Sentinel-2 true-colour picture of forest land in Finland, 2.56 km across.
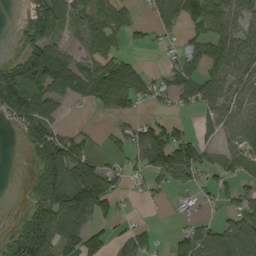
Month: September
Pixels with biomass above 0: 61%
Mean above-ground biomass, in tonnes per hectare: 56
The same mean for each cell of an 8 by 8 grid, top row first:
6 85 43 50 9 84 92 56
17 97 32 32 20 16 77 81
93 107 86 96 39 42 59 64
82 67 2 37 15 20 39 50
5 104 43 22 83 87 32 54
0 97 122 57 35 86 33 45
2 110 139 42 2 5 11 55
65 130 98 42 44 32 79 98
